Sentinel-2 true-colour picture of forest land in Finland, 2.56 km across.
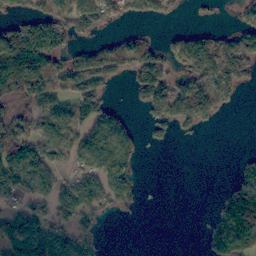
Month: November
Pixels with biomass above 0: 51%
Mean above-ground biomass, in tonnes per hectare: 57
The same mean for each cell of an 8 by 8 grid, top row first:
41 80 80 47 33 15 4 24
128 123 34 58 70 58 107 108
104 79 77 34 85 43 95 69
54 65 75 50 25 100 97 2
97 72 72 100 21 4 0 0
90 64 62 110 14 0 0 36
41 60 96 36 5 0 5 117
114 136 65 0 0 0 53 145
